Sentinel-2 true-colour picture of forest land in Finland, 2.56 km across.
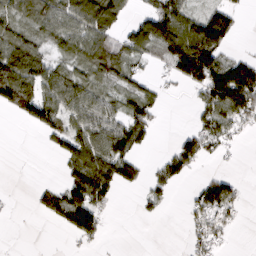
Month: March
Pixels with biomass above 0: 55%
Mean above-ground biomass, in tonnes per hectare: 56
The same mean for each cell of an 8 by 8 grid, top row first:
71 95 117 95 49 114 65 28
92 45 79 78 78 124 143 6
138 81 58 57 32 43 113 139
62 114 75 54 76 0 54 97
0 22 84 106 42 42 63 11
0 1 90 101 37 65 29 15
2 60 114 24 19 2 82 31
1 1 36 2 0 0 58 1
